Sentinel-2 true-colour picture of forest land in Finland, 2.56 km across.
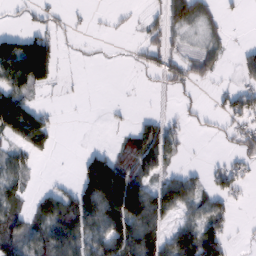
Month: February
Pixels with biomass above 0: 51%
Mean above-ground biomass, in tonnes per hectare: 47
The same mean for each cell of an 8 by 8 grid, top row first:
8 26 7 7 16 68 44 6
100 83 7 3 31 22 32 14
84 47 5 0 7 28 31 31
144 24 1 4 9 12 15 62
50 46 3 15 92 32 2 34
47 3 80 181 64 46 32 38
46 69 99 140 127 77 64 7
68 69 75 99 119 82 111 6
